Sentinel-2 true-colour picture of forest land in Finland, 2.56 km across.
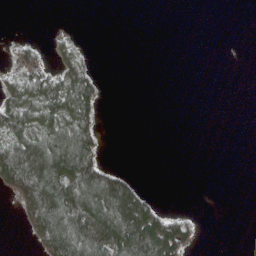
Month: April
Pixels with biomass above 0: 33%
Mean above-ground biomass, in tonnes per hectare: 54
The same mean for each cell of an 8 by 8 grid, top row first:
0 0 0 0 0 0 0 0
24 17 20 0 0 0 0 0
56 90 113 0 0 0 0 0
118 93 119 0 0 0 0 0
114 140 155 0 0 0 0 0
180 220 190 102 3 0 0 0
44 215 204 219 123 5 0 0
0 162 205 196 190 141 1 0
